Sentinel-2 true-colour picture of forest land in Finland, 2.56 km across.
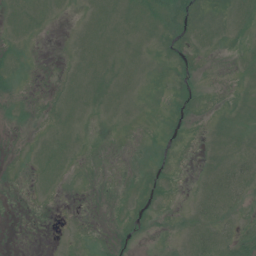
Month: July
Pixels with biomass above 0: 45%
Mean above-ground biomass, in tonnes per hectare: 6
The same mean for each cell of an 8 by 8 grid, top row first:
10 8 3 13 17 21 5 8
5 0 8 12 7 8 6 2
7 1 10 10 4 6 1 3
5 3 8 5 1 5 2 6
0 8 4 1 2 3 5 8
1 9 1 0 5 4 8 16
0 1 0 1 5 2 12 7
0 0 2 5 3 3 14 13
